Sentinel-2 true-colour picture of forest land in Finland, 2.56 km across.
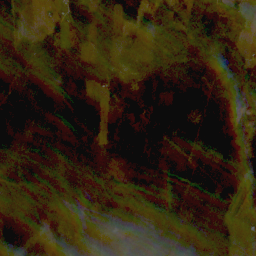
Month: October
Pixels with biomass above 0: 86%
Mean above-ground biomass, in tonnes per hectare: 71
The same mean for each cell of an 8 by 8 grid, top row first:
46 14 90 47 94 95 89 52
93 69 74 37 33 78 85 33
70 89 141 46 47 86 72 71
54 81 140 30 55 44 72 98
54 67 117 58 99 48 83 125
65 109 66 28 87 59 87 92
56 106 52 77 82 78 120 45
55 35 35 81 88 84 84 27
